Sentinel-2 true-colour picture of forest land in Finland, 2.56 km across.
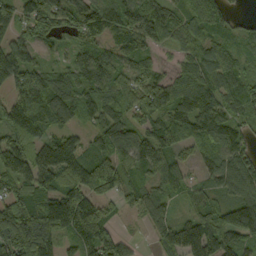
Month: September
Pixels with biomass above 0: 89%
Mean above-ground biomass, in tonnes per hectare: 97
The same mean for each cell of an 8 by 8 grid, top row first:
95 119 118 105 131 74 98 24
105 46 78 69 79 44 69 52
112 93 88 85 84 72 98 67
121 151 101 120 102 121 112 73
79 103 73 105 94 89 88 83
126 139 150 152 62 79 56 147
125 139 183 42 78 34 67 118
209 129 112 94 13 120 141 94
